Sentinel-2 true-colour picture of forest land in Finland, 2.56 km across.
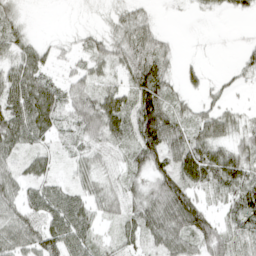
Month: April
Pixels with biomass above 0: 80%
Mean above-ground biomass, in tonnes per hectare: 41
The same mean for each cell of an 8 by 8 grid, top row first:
24 1 8 24 28 5 12 18
35 23 21 46 60 13 5 13
53 36 31 26 82 23 21 15
64 62 50 68 77 46 41 22
48 28 34 45 75 58 67 39
41 36 34 30 38 66 62 62
43 56 48 35 58 79 34 57
48 63 53 21 40 58 59 27
